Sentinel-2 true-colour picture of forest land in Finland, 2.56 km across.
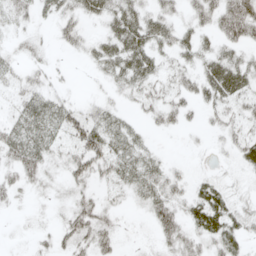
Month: May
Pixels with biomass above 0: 65%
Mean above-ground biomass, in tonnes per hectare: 28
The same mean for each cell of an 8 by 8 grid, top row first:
27 19 38 43 40 26 44 70
13 11 24 44 50 35 25 35
21 19 1 27 39 26 46 48
21 42 31 29 18 28 23 25
44 34 37 41 20 1 9 30
30 22 36 31 42 24 13 11
7 9 34 17 20 38 55 23
2 12 38 25 6 37 39 29
